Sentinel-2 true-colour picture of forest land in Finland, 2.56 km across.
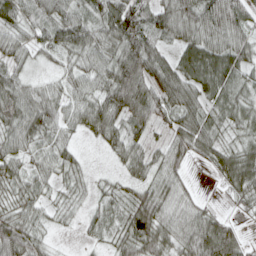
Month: April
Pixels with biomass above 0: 91%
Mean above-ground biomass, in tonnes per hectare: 54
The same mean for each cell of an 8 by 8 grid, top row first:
60 54 47 80 46 73 77 64
49 43 66 71 79 47 79 65
53 26 44 74 79 76 81 51
73 70 53 73 80 59 50 52
55 50 18 42 44 56 62 39
43 37 30 18 42 45 12 77
38 29 24 40 92 56 26 27
96 24 8 34 87 58 103 46
